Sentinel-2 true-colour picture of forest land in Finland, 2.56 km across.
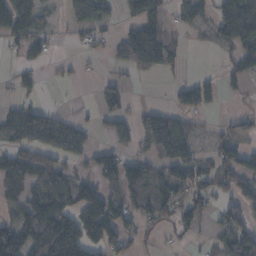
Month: November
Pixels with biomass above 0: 55%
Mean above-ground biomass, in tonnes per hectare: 71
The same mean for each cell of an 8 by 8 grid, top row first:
118 37 72 23 114 41 56 267
35 28 18 26 163 54 18 87
36 6 11 24 7 15 42 40
62 34 8 67 49 73 43 28
81 78 68 66 67 171 21 49
124 110 56 96 116 86 68 106
50 132 141 112 97 95 48 78
139 183 140 91 29 17 20 113
